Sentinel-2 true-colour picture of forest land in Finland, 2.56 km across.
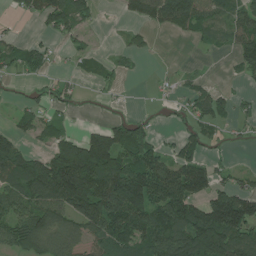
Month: July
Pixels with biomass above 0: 60%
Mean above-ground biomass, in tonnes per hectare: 70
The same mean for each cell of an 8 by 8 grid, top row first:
16 72 63 0 47 99 62 64
38 25 20 4 15 0 13 52
22 30 12 14 2 11 11 16
26 36 8 8 7 20 66 20
77 48 122 165 88 42 31 10
113 181 216 140 146 125 100 28
80 120 145 143 175 131 135 163
97 81 62 95 109 119 180 112
